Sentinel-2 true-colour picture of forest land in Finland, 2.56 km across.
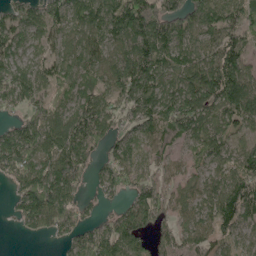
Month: May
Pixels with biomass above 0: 85%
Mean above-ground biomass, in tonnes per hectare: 87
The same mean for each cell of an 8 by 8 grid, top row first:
78 103 94 114 180 114 98 71
77 61 98 85 137 102 86 89
94 86 73 89 134 91 141 143
42 79 85 78 99 124 103 128
116 95 116 61 58 62 90 49
75 134 92 76 57 42 65 113
54 149 65 24 104 57 66 144
4 23 73 113 59 65 64 56
